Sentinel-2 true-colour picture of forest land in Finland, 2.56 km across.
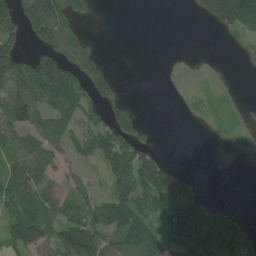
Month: July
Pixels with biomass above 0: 54%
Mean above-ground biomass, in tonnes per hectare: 63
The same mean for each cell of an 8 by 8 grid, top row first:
89 241 33 0 0 0 54 166
52 97 82 0 0 0 1 12
154 183 95 49 0 7 11 2
109 84 81 71 8 2 20 14
65 65 69 103 55 0 4 19
84 56 39 82 119 79 0 2
77 68 85 148 94 151 57 12
61 65 164 90 173 64 81 96
